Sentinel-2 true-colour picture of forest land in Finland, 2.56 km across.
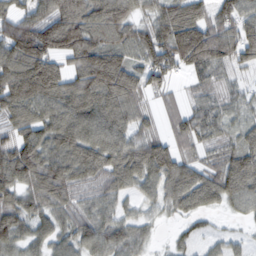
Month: February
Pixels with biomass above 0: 89%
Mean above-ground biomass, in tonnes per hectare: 88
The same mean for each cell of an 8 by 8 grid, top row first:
81 99 124 117 53 119 75 104
139 137 138 106 104 156 164 96
149 199 102 164 84 30 49 28
100 85 123 120 48 44 62 46
94 94 120 101 90 56 46 68
105 119 82 78 100 109 75 130
89 76 54 54 41 54 55 48
74 69 86 89 45 25 36 28
